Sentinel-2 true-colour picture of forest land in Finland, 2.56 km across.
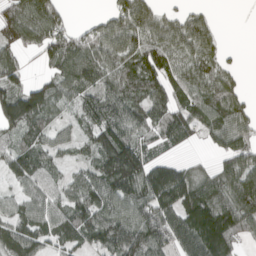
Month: April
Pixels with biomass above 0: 80%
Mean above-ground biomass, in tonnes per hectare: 87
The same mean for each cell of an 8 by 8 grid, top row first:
104 107 4 78 110 46 36 0
79 98 99 104 100 82 87 6
69 61 99 80 108 70 87 32
146 84 64 114 97 98 95 80
67 64 43 127 58 66 41 101
88 62 56 158 148 133 66 129
57 78 111 107 116 136 129 119
109 74 74 121 129 83 122 52
